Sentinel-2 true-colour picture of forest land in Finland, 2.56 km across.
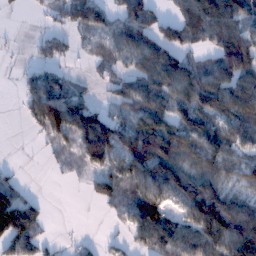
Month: January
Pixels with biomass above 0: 70%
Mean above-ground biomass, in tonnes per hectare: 82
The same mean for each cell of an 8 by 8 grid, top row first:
4 26 114 68 121 61 103 111
3 45 22 61 108 100 50 140
16 98 26 47 97 134 105 110
7 186 155 50 106 86 116 123
0 32 120 153 147 123 118 78
22 4 20 99 127 121 107 76
151 14 0 37 127 56 170 111
109 21 10 13 59 106 128 174
